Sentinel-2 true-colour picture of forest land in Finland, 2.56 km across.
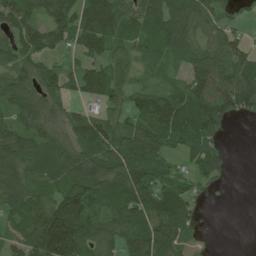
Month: June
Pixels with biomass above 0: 81%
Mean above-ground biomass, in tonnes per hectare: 76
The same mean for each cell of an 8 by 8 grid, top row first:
93 68 102 120 90 101 72 32
81 73 67 69 63 74 67 54
91 78 76 82 24 32 121 122
69 64 40 47 99 123 110 65
82 71 76 86 110 62 79 0
95 72 102 98 106 69 72 0
78 99 138 85 107 124 5 0
56 159 124 82 106 80 5 0
